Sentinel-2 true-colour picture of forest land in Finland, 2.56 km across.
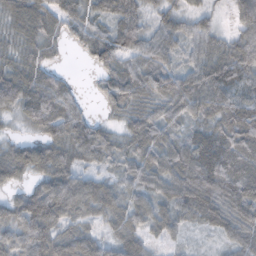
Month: November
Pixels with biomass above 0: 90%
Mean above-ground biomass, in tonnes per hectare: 59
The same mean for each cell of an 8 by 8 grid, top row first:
59 55 42 61 41 42 32 71
42 33 26 81 63 41 61 96
77 62 5 46 69 65 92 77
42 86 42 27 52 48 64 100
36 67 76 42 63 50 77 81
53 70 59 27 59 68 95 92
62 116 61 49 49 61 78 75
70 91 73 44 45 23 9 61
